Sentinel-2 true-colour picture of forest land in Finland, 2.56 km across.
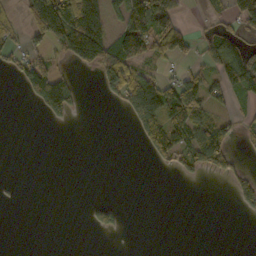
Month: October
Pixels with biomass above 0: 33%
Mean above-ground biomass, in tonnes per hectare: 45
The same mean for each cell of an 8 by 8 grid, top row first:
15 227 221 49 154 51 19 87
40 64 150 101 99 85 40 76
30 155 11 89 72 65 63 125
0 50 12 4 122 115 54 15
0 0 0 0 40 81 116 19
0 0 0 0 0 20 24 35
2 0 2 47 0 0 0 34
0 0 0 1 0 0 0 0
